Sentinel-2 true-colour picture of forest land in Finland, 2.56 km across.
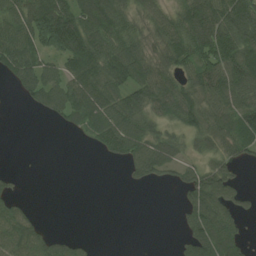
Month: August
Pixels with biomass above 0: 63%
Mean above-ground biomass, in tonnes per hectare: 57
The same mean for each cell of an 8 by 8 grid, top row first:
79 128 96 100 51 62 120 101
98 83 132 92 67 94 126 109
49 65 97 79 78 55 86 89
0 41 86 86 66 75 76 81
0 0 5 69 74 42 46 66
11 0 0 0 46 35 85 16
44 0 0 0 0 17 103 38
83 51 16 0 0 11 88 43
